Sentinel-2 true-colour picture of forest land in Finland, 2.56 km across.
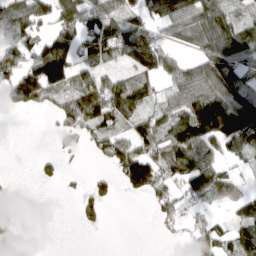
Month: March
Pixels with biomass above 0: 60%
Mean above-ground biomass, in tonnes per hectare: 67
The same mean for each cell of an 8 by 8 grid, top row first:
109 74 117 79 72 95 106 35
101 105 82 111 114 37 101 109
110 151 66 49 66 78 105 95
29 28 102 130 59 82 209 144
0 2 31 71 87 111 86 95
4 21 6 36 119 88 103 38
26 0 35 6 6 55 41 58
78 0 0 0 0 7 87 59
